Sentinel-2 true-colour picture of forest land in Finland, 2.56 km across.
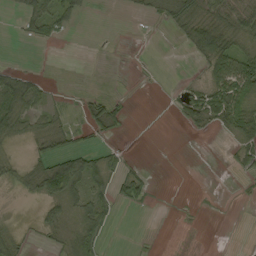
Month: September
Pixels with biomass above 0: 40%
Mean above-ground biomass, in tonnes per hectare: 22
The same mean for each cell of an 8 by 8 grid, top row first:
14 66 24 0 10 60 54 62
0 3 0 1 0 5 83 35
50 10 1 2 1 1 36 82
79 31 13 29 0 12 50 65
16 33 14 12 0 0 1 30
27 93 79 30 18 0 0 8
1 30 35 30 5 1 1 1
26 14 50 3 1 0 0 0
